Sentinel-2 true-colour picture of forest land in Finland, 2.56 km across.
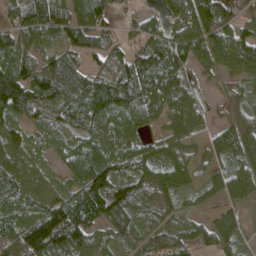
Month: April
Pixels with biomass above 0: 87%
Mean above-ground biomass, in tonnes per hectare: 84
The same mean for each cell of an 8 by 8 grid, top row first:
92 134 118 57 45 73 149 69
87 52 77 66 98 119 107 128
137 124 105 117 142 90 28 51
97 70 94 112 97 80 39 47
86 46 71 97 68 69 55 112
96 44 89 109 79 85 25 80
93 107 126 129 69 30 14 47
99 154 89 62 70 82 63 39
